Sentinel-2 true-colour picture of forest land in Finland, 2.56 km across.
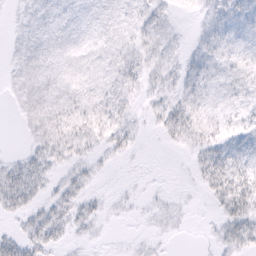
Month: February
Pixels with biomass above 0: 72%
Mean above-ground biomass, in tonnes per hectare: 14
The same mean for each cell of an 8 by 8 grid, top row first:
5 14 11 10 14 5 11 17
9 14 11 12 14 8 14 14
10 15 12 15 20 16 14 11
6 21 21 29 8 29 16 12
1 23 22 17 2 10 24 18
30 16 12 2 2 1 26 29
28 20 19 4 3 6 4 31
24 27 6 1 5 2 3 28
